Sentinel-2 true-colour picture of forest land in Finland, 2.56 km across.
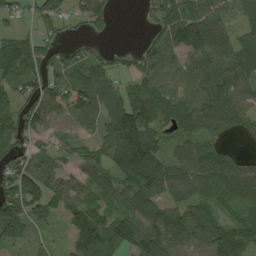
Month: August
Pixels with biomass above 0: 81%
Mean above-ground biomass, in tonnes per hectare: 88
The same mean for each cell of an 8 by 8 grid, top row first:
47 88 72 59 26 111 130 57
99 68 51 25 57 115 135 70
87 75 93 69 86 83 111 105
82 111 131 122 132 104 123 92
89 52 48 108 147 58 75 18
121 95 68 82 150 80 105 106
115 70 105 80 104 67 55 62
52 20 124 110 143 100 110 81
